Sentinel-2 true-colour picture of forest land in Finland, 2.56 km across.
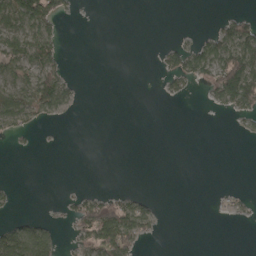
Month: April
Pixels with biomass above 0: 27%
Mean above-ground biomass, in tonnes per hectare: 23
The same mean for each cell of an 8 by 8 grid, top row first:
104 95 4 0 0 0 1 28
62 61 0 0 0 34 58 94
48 69 4 0 0 34 43 140
70 34 2 0 0 0 4 44
5 1 0 0 0 0 0 1
0 0 0 0 0 0 0 0
5 2 42 55 30 0 0 11
77 45 30 95 24 0 0 0
